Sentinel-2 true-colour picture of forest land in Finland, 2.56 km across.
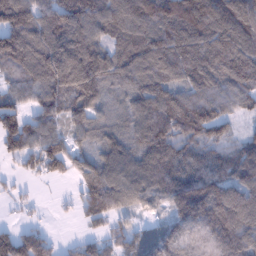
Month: January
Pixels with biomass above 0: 87%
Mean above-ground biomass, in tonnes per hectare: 117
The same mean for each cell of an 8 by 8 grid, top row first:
184 146 174 128 152 183 179 158
160 174 180 95 149 161 151 154
76 152 193 108 123 98 118 125
92 106 114 65 122 154 115 61
111 115 56 94 129 118 92 64
23 68 75 124 136 149 129 120
16 4 70 138 62 113 180 191
110 70 37 60 69 122 127 174
